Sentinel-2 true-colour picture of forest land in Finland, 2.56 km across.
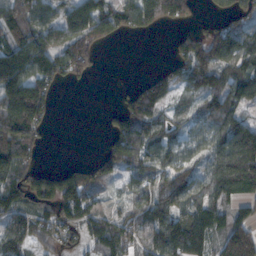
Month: November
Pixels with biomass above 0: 72%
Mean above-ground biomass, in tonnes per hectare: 88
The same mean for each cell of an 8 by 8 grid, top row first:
128 73 118 117 125 76 21 66
134 74 106 12 0 44 120 137
90 70 33 1 28 76 95 110
209 68 0 31 108 42 80 79
176 19 0 90 130 87 98 177
107 69 80 48 104 125 102 190
91 85 120 34 91 119 98 52
90 73 71 133 91 140 73 181
